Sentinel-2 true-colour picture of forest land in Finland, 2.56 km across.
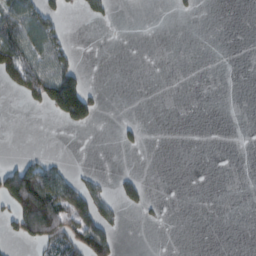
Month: February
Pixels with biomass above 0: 20%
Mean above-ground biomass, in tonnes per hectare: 26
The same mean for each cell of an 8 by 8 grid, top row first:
87 62 9 11 0 5 0 0
112 78 4 0 0 0 0 0
80 112 70 0 0 0 0 0
0 33 119 0 0 0 0 0
0 0 0 2 10 0 0 0
117 92 23 10 8 0 0 0
81 152 81 31 16 0 0 0
29 79 98 51 0 0 0 0
